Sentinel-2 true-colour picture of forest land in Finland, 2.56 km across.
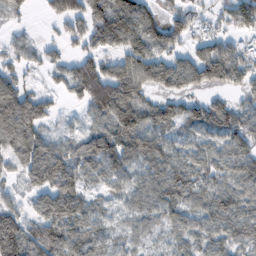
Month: February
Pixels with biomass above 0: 82%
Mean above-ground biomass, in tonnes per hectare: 91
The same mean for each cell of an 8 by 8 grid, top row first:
29 35 94 181 109 74 48 112
53 29 55 88 112 69 88 66
71 13 125 156 94 121 97 74
172 60 39 177 125 85 115 78
134 89 90 130 126 70 68 97
42 146 89 86 90 119 89 103
64 122 101 49 80 96 97 103
168 136 106 48 53 57 79 79
